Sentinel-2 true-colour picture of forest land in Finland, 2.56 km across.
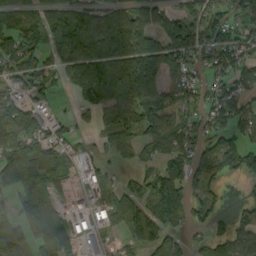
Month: September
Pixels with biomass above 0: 71%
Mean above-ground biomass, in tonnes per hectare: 76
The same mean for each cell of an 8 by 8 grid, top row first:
60 109 105 94 73 60 83 62
95 102 150 142 161 98 86 79
57 51 114 126 200 55 42 74
94 37 36 94 109 66 65 69
99 65 22 81 82 106 62 64
102 75 18 23 56 83 64 47
46 51 20 70 95 96 50 17
100 92 38 11 99 67 60 63
